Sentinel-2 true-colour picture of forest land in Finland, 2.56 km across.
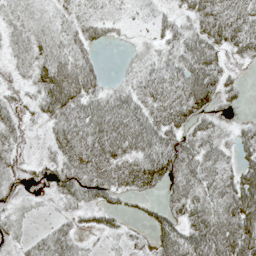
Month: May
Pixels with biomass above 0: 77%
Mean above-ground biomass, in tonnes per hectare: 41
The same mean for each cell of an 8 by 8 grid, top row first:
24 27 37 28 14 25 52 42
26 54 44 7 18 38 50 35
10 74 87 13 42 52 67 15
28 49 62 69 54 59 40 8
22 18 59 74 64 54 41 36
17 26 52 39 67 58 53 54
18 7 37 32 14 37 57 75
22 43 21 13 15 68 86 83
